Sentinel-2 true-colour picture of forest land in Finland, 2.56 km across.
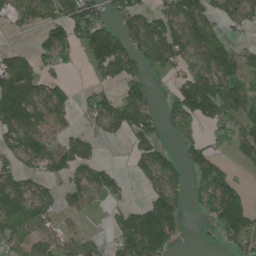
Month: June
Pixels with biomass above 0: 61%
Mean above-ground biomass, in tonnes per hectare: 80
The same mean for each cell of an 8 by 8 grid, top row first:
69 82 124 53 88 122 87 101
31 95 77 186 109 110 113 40
170 66 4 56 68 48 111 90
175 113 33 105 105 94 119 87
84 86 85 9 70 30 53 81
61 55 72 60 54 66 116 23
95 61 49 34 91 99 66 116
77 60 60 46 149 54 0 99
